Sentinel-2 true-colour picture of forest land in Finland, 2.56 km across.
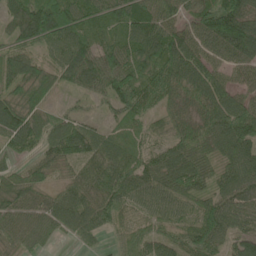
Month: June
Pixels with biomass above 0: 91%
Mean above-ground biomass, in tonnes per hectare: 75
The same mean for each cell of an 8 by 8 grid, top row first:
81 149 90 87 100 55 100 135
59 56 86 83 100 112 76 116
88 62 79 108 82 87 93 43
94 59 29 40 62 47 76 101
68 77 88 60 50 69 79 94
62 45 55 89 85 105 72 90
70 66 86 86 49 57 79 77
55 34 36 27 50 46 98 58
